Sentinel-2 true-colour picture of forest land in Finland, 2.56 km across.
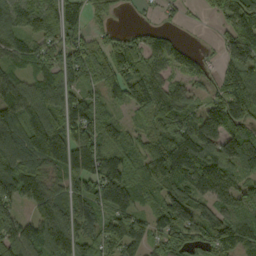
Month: September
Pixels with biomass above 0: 86%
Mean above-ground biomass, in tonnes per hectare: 100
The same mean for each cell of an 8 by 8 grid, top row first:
79 88 82 29 12 22 23 106
83 73 96 90 98 57 9 128
81 98 78 102 123 57 50 97
133 125 137 44 76 116 96 121
135 206 143 83 69 141 139 130
165 97 156 167 97 139 150 87
82 102 94 108 64 145 83 73
139 133 110 135 106 98 101 108
